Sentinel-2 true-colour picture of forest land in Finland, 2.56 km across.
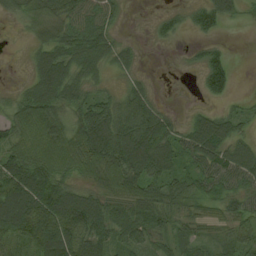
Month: August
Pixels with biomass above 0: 80%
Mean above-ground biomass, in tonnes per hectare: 52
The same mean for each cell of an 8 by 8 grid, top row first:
27 53 61 36 5 22 62 24
3 57 77 52 9 7 28 0
9 81 49 18 22 4 68 3
43 65 53 61 77 16 31 29
61 75 79 97 97 56 87 53
107 93 42 67 85 55 58 67
102 115 104 47 53 45 34 43
52 94 85 50 45 35 27 42
